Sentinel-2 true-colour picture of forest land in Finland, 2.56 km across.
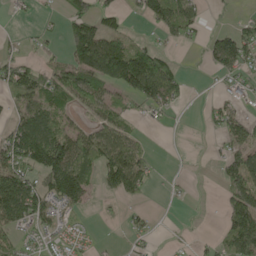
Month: May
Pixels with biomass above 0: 52%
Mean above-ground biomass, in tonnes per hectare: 57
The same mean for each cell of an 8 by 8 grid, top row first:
10 6 83 39 49 112 11 14
16 19 148 123 56 18 35 95
105 84 105 105 155 56 2 34
57 84 37 65 29 19 22 27
112 148 87 109 26 1 4 69
107 110 108 97 68 5 3 90
167 82 41 5 15 4 1 115
37 27 17 2 20 6 8 135
